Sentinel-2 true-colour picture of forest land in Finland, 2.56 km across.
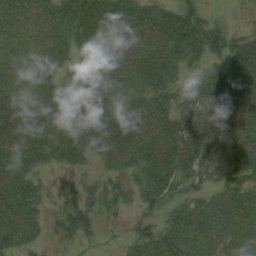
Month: August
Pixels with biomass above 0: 85%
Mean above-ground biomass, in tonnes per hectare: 43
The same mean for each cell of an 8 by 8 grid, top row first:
54 59 70 79 60 55 21 1
37 48 31 58 61 57 52 48
40 35 39 53 42 31 36 55
51 48 51 50 57 36 48 59
63 59 53 57 55 63 52 56
51 9 12 22 36 42 26 45
69 16 38 25 22 29 38 44
40 9 17 4 38 46 40 35
